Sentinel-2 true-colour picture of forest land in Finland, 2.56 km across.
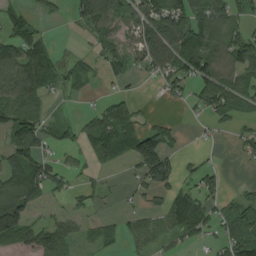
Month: August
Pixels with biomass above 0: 59%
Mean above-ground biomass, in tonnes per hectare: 58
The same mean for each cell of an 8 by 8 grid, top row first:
50 22 89 101 89 127 99 41
90 45 5 61 93 112 104 89
99 68 31 22 16 61 104 69
81 26 16 79 18 2 54 46
94 42 37 85 139 33 8 30
95 74 24 7 93 70 51 2
141 18 18 6 36 87 46 54
79 99 29 35 47 30 25 76
